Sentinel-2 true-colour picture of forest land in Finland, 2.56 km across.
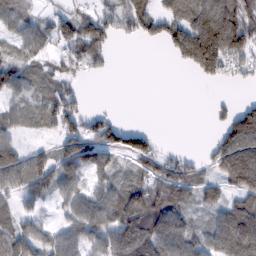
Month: February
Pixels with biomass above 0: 69%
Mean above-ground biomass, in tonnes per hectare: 71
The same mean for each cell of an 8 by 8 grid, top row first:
67 38 60 54 96 88 135 134
50 44 79 31 6 96 208 98
68 57 25 3 0 0 37 24
47 64 58 15 0 0 11 98
51 22 126 74 76 2 19 161
107 95 73 60 58 107 35 181
55 23 86 105 149 101 49 100
89 67 79 110 162 124 73 148
